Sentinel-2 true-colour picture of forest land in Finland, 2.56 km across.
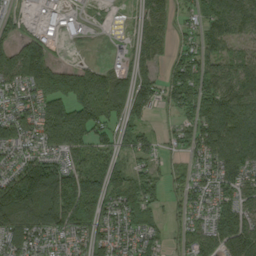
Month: September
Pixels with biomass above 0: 81%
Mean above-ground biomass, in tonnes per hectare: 98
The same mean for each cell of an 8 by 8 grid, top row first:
27 32 21 8 66 47 90 88
98 83 3 15 87 46 82 42
104 226 151 119 99 124 122 95
87 164 148 102 89 76 160 121
97 104 116 79 78 52 124 139
140 182 144 116 95 36 57 133
208 172 204 89 112 31 74 116
110 61 75 83 84 33 108 196
